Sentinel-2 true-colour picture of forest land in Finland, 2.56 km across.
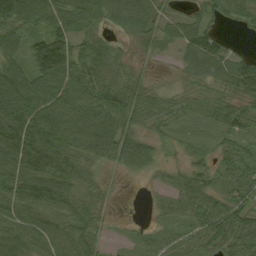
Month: September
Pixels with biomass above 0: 88%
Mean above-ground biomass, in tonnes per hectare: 61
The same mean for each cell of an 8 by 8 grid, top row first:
100 79 59 60 63 36 46 41
45 151 55 37 29 34 77 18
68 118 81 58 32 23 64 100
103 113 90 85 73 47 36 62
116 101 73 79 44 27 27 47
101 103 61 11 19 31 44 84
63 73 65 13 5 52 73 73
77 65 81 13 32 43 64 65
